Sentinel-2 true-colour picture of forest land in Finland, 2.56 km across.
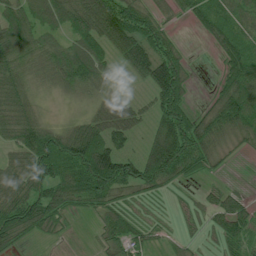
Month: July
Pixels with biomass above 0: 79%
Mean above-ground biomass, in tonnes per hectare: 70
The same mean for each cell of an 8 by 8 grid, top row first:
85 84 120 131 65 23 76 70
109 72 89 75 90 48 17 99
90 57 91 37 49 124 5 104
104 11 17 87 33 119 63 114
78 113 127 82 43 150 94 30
111 114 106 144 106 74 26 1
122 104 32 62 20 11 36 49
64 21 1 71 46 21 13 52
